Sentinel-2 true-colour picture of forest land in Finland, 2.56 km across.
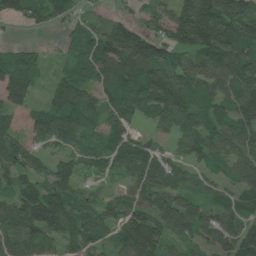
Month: June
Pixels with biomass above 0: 84%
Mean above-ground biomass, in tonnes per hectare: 88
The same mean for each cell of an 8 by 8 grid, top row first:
75 74 42 32 41 108 174 141
37 13 83 153 139 99 129 119
112 31 102 130 142 107 83 105
52 88 137 78 86 120 91 101
79 61 63 82 59 52 81 84
79 80 74 61 107 76 56 69
101 142 97 59 100 93 63 76
101 76 86 63 171 62 68 83
